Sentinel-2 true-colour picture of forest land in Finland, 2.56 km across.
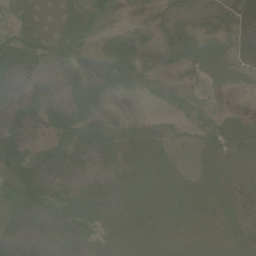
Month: June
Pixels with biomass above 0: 85%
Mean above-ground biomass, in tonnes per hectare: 39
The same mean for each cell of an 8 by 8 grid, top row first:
35 56 64 19 11 21 18 39
59 66 55 49 25 27 16 39
49 42 41 50 45 24 13 11
55 37 43 9 6 32 25 13
60 47 42 38 50 13 34 54
67 55 31 34 45 36 39 54
61 58 59 46 37 29 23 47
59 54 58 44 39 23 26 39
